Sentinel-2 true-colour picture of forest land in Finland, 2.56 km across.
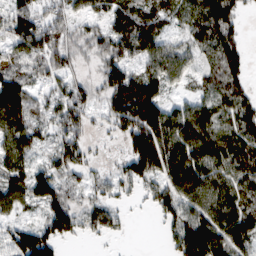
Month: February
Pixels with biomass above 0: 82%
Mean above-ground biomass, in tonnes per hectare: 85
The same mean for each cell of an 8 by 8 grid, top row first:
85 76 56 81 82 61 141 64
80 105 52 90 92 69 83 77
95 68 50 108 134 51 52 72
142 69 96 100 186 77 85 102
96 53 86 15 141 99 98 106
83 103 62 53 98 61 102 95
64 105 85 67 20 111 117 104
100 119 27 20 0 91 159 113
